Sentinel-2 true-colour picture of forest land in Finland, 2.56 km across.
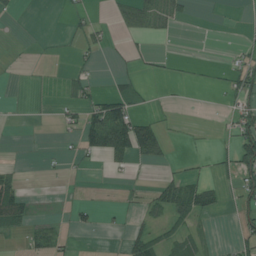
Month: July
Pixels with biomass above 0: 24%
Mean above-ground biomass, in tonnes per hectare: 18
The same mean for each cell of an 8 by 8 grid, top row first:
6 0 14 8 36 22 1 1
0 1 15 9 9 0 0 8
0 1 16 11 11 5 2 39
0 1 32 79 12 3 0 34
0 0 34 96 79 4 2 57
21 3 2 5 2 23 14 45
62 1 13 3 19 61 36 28
6 33 1 1 46 30 9 25
